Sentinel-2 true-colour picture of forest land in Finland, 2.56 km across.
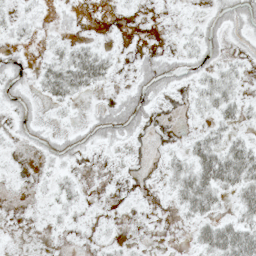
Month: May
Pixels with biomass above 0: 44%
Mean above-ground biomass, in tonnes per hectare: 13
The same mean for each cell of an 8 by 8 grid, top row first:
11 4 5 1 1 2 12 23
9 10 20 6 5 7 16 5
20 34 43 11 26 17 19 10
16 3 3 25 23 0 14 18
5 14 15 13 2 3 29 23
2 6 5 1 0 25 47 43
0 7 7 1 1 12 28 25
0 1 1 6 1 1 36 46
